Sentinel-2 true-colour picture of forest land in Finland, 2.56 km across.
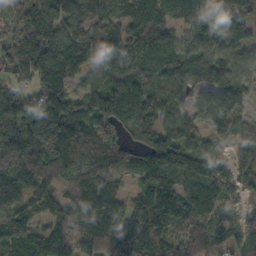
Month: October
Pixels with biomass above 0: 91%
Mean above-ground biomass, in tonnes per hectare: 128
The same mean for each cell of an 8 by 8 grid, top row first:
98 159 137 142 174 136 128 97
159 176 180 149 142 122 112 96
93 175 84 143 109 103 88 104
178 199 114 186 152 148 85 77
240 200 174 149 106 168 61 88
152 106 124 122 86 142 159 102
105 90 161 149 125 160 129 58
138 138 141 139 24 59 97 61
